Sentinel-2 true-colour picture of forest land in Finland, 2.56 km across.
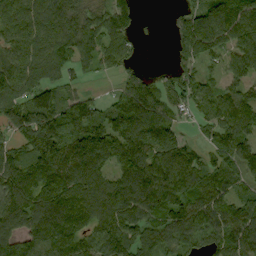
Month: September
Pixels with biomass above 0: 86%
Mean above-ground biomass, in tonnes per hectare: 111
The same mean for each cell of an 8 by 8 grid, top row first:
105 124 113 113 10 37 116 141
100 119 88 96 13 62 107 118
125 93 38 26 73 93 64 91
128 159 117 87 170 76 91 131
74 183 140 150 138 90 49 132
133 148 145 96 143 144 107 85
142 172 160 159 133 123 122 97
113 153 135 167 125 107 88 127
